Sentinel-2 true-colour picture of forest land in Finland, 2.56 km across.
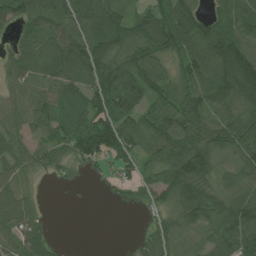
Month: July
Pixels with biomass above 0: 82%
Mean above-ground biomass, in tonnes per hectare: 77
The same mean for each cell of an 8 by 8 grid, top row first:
64 79 103 103 73 114 68 111
54 92 92 95 92 86 149 139
53 77 98 107 97 67 107 163
52 83 95 108 91 94 73 83
58 64 86 129 95 96 82 85
57 17 17 33 43 129 76 96
120 8 6 7 24 71 108 117
73 58 0 0 35 37 53 101
